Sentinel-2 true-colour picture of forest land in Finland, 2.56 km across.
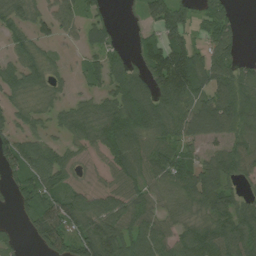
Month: August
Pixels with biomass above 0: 76%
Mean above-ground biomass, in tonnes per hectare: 67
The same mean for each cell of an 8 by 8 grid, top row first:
61 69 61 21 49 96 64 13
53 31 28 47 49 102 62 30
68 55 22 72 86 153 84 80
43 45 57 85 137 101 105 89
77 61 39 86 66 65 69 65
65 91 14 40 61 76 75 58
36 110 75 69 61 36 78 68
22 89 85 104 84 65 96 94
